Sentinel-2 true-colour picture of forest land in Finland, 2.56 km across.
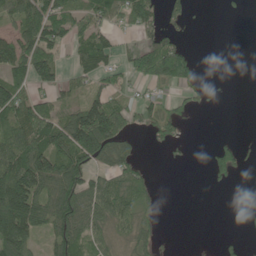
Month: June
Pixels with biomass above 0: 53%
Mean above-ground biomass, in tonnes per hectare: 58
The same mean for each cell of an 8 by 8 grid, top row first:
77 118 62 50 70 25 0 4
98 90 56 59 73 75 0 0
77 59 37 40 51 70 7 0
100 75 105 133 49 31 7 0
98 107 153 111 12 25 6 23
159 128 101 74 34 0 20 12
187 106 115 83 37 0 0 2
149 58 87 48 44 0 0 15
